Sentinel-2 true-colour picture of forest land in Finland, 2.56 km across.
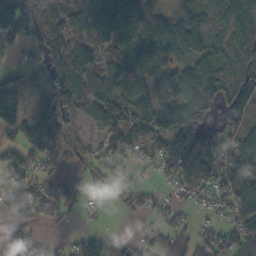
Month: October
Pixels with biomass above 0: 78%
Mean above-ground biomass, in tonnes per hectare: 92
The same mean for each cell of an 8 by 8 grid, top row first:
134 178 129 118 153 106 91 97
49 106 143 100 140 110 97 80
45 56 135 95 91 112 125 89
107 111 87 130 102 149 82 81
84 125 60 84 92 138 110 87
95 86 77 60 10 114 128 153
89 83 45 22 39 45 32 109
93 17 40 63 33 83 64 73
